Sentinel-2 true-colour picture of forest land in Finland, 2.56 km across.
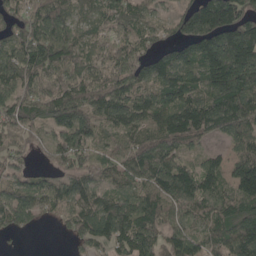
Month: May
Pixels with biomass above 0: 89%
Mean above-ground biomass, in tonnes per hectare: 108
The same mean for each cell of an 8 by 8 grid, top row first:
72 138 69 80 63 58 221 163
111 194 88 77 58 89 191 245
139 84 102 95 110 144 172 236
106 104 137 115 95 138 146 156
57 68 144 53 117 122 40 75
65 51 95 73 121 134 91 118
136 67 109 120 119 84 75 110
11 0 65 112 117 109 79 160
